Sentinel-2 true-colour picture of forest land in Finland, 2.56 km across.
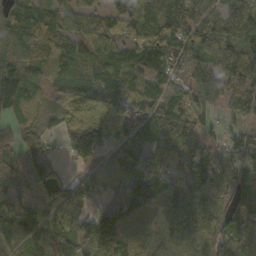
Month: October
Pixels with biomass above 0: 91%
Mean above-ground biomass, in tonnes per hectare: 99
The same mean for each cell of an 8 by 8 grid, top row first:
89 80 85 88 111 119 100 120
91 96 71 84 130 107 104 132
121 45 62 60 78 74 122 152
65 52 157 150 97 92 52 111
80 41 145 81 118 110 76 74
75 116 68 44 122 74 161 83
104 99 137 92 129 99 80 93
135 114 127 129 101 85 101 115
